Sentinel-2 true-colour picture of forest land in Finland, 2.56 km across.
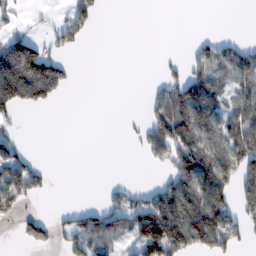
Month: February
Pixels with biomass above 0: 42%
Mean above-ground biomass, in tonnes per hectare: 60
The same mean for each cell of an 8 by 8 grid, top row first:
22 10 77 0 0 0 0 0
151 57 23 0 0 1 67 62
205 176 1 0 2 57 94 77
43 10 0 0 26 142 104 87
40 0 0 0 63 150 111 112
113 22 0 1 0 120 155 116
48 2 32 78 120 158 165 88
13 40 88 59 128 144 121 52
